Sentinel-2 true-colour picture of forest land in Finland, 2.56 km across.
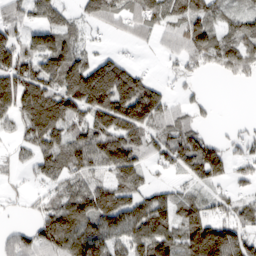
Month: March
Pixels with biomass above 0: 74%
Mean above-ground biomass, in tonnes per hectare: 91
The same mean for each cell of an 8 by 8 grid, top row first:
67 87 47 76 90 86 98 61
116 138 62 10 10 54 130 125
156 129 165 195 83 28 8 37
115 170 111 177 199 63 25 0
42 104 106 155 103 117 88 42
13 68 81 84 58 35 100 38
9 73 127 152 110 99 69 64
68 123 119 85 122 103 211 111
